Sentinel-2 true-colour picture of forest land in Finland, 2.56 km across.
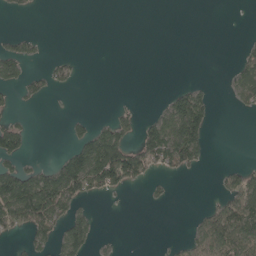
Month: May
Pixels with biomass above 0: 28%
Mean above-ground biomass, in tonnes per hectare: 37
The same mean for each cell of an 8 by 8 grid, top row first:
8 0 0 0 0 0 0 0
34 3 0 0 0 0 0 13
44 37 9 0 0 1 2 53
13 2 3 15 7 103 57 10
78 0 54 127 84 130 38 0
106 86 149 132 54 18 0 68
148 141 28 1 4 2 20 106
13 53 81 7 0 7 77 113
